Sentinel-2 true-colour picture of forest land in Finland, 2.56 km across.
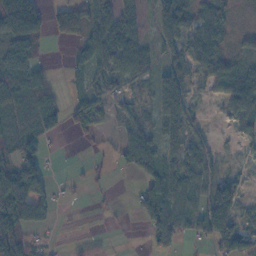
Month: November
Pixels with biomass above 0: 66%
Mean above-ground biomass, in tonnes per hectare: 48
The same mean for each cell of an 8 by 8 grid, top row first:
122 50 67 79 30 96 60 7
52 12 45 93 55 58 95 22
67 32 25 59 40 76 50 80
53 38 75 35 31 103 9 70
45 6 5 11 81 57 21 22
101 44 6 7 48 77 52 16
100 40 3 5 59 82 90 41
88 12 10 3 10 53 48 75
